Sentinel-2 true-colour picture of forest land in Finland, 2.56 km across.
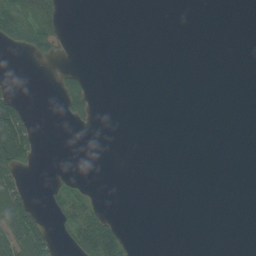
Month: August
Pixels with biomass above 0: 15%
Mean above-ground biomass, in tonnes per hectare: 18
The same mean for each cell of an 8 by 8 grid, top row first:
107 105 0 0 0 0 0 0
24 47 0 0 0 0 0 0
3 0 40 0 0 0 0 0
86 0 49 0 0 0 0 0
146 0 0 0 0 0 0 0
44 5 6 0 0 0 0 0
91 17 55 3 0 0 0 0
100 49 78 91 0 0 0 0
